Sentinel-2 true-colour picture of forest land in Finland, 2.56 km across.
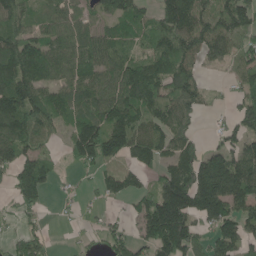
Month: June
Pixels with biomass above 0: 74%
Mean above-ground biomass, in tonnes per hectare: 98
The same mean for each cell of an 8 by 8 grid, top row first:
101 56 62 88 75 154 90 153
154 97 89 88 64 117 75 41
189 109 94 101 161 133 20 53
172 133 95 154 107 87 19 90
125 33 146 136 108 98 37 70
115 98 16 66 60 178 230 173
54 21 16 13 97 224 194 96
65 45 8 71 82 195 76 103
